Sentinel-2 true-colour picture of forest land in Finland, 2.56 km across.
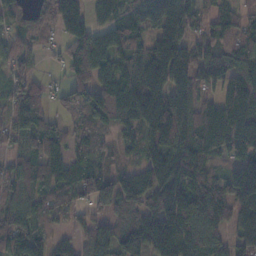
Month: November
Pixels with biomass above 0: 87%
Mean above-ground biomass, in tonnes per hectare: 97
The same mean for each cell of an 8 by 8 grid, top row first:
47 73 120 95 103 125 61 74
65 17 121 114 89 122 69 109
73 23 63 99 162 119 79 125
108 51 62 99 182 164 90 135
35 91 64 37 96 140 118 110
79 104 86 64 102 147 92 158
79 66 54 73 94 149 158 105
138 69 60 120 140 163 129 80
